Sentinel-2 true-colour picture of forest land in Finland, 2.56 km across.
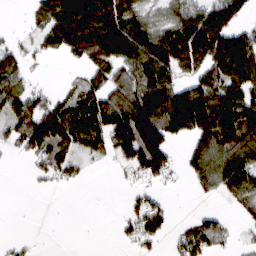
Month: March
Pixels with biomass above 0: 61%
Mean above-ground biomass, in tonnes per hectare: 85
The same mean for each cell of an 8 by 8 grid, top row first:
1 101 189 159 70 91 145 73
39 65 120 159 137 164 169 147
83 6 38 89 127 98 107 147
86 103 148 139 161 188 196 178
52 148 90 95 219 47 141 147
0 46 22 6 75 31 104 144
0 0 0 1 80 7 13 35
12 0 0 6 72 41 96 14
